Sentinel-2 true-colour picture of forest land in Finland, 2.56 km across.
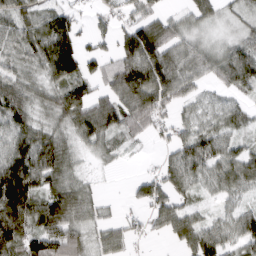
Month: March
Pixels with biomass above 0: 80%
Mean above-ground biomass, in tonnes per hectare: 63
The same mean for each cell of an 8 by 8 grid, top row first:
69 69 30 42 53 34 50 36
58 100 68 38 131 38 48 66
59 62 90 63 134 93 44 87
87 48 95 90 103 38 48 42
77 77 41 40 14 53 72 28
149 84 34 3 32 70 55 83
130 85 63 2 42 76 21 46
96 90 55 57 25 45 87 75
